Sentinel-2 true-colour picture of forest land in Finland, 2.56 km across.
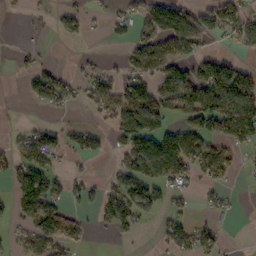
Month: October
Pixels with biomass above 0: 45%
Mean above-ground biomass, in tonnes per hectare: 54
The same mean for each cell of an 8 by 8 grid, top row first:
3 10 34 26 73 121 76 77
7 4 3 7 84 92 22 27
4 76 34 56 70 127 147 115
1 16 8 66 125 56 136 163
33 68 42 23 109 102 83 69
61 79 18 26 116 83 61 19
34 88 28 68 87 24 21 8
30 87 34 10 2 59 52 1
